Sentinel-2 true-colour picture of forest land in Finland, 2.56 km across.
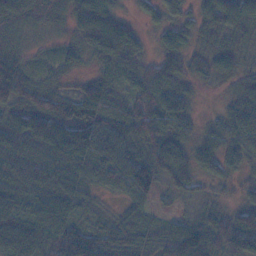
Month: November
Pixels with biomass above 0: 91%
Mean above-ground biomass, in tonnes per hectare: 60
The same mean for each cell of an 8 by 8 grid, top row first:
79 44 65 56 24 38 48 73
37 14 46 97 32 67 44 53
101 30 25 47 64 65 35 46
59 93 86 59 83 79 8 67
57 82 101 73 65 72 55 70
45 76 70 54 87 75 35 29
52 94 48 17 33 22 36 47
95 79 93 70 57 96 73 101
